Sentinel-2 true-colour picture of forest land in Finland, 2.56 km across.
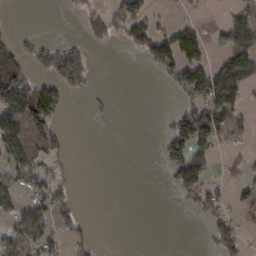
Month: February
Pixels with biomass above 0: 35%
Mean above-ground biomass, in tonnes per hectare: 46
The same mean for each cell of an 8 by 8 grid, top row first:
0 0 28 85 80 13 4 46
63 69 60 17 78 128 50 93
118 62 93 0 0 80 135 122
116 111 0 16 0 42 111 44
100 73 0 0 0 107 85 19
41 56 2 0 0 85 63 30
40 66 24 0 0 9 58 43
41 45 23 0 0 0 25 44
